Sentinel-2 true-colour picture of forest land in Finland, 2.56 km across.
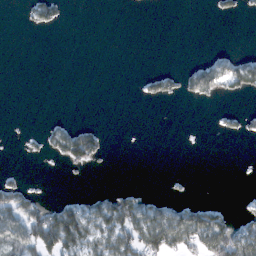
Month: February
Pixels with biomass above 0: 24%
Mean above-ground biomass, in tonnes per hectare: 19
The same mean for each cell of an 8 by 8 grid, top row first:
1 33 0 0 0 0 2 9
0 0 0 0 0 0 2 2
0 0 0 0 13 22 56 50
0 0 0 0 0 0 0 15
1 26 92 2 0 0 0 1
6 0 2 1 0 2 0 0
63 46 40 69 57 32 38 7
59 83 68 59 69 55 82 71
